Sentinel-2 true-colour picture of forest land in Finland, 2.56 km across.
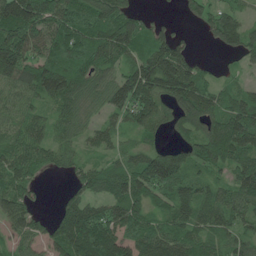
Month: June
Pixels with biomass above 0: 85%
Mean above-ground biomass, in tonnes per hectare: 94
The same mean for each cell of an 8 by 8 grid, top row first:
178 119 100 122 37 15 64 61
167 97 118 138 96 104 14 85
119 144 101 88 160 170 62 37
56 60 79 73 109 85 108 127
86 82 55 60 61 62 135 126
81 23 61 98 131 143 68 97
105 13 131 91 92 100 102 93
62 82 179 139 113 103 71 71
